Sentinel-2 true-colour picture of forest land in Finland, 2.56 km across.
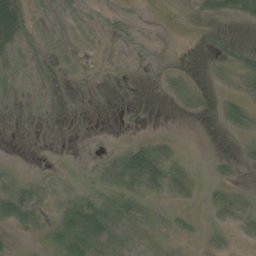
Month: July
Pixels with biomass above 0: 36%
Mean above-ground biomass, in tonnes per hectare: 9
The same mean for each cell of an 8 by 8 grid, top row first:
46 6 6 9 2 0 6 11
13 7 2 2 4 0 1 6
4 3 1 1 1 8 2 7
1 4 0 0 1 2 2 20
0 1 1 2 15 6 0 4
7 4 3 17 51 16 3 4
40 5 38 25 10 4 6 11
3 9 48 23 4 5 7 3
